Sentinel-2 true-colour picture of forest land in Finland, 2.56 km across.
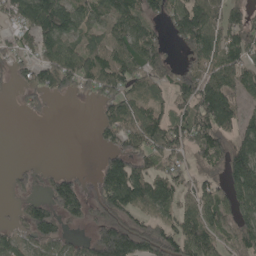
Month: May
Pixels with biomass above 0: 68%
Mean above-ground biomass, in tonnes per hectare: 93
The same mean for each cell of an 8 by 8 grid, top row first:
93 169 88 118 98 100 129 73
64 95 87 109 146 40 106 121
44 99 110 122 90 89 107 82
10 22 0 100 94 70 169 72
0 0 0 69 112 126 130 139
33 48 32 156 112 93 73 168
29 105 111 163 99 90 91 110
80 102 41 226 174 129 88 99
